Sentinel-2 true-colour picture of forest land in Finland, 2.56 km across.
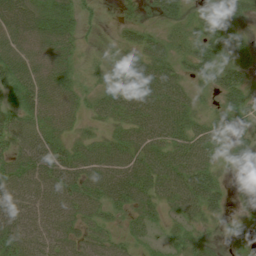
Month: July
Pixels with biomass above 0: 84%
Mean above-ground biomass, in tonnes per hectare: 40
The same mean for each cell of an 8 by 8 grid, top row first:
58 52 30 5 15 29 24 22
57 56 18 12 36 22 47 43
52 59 19 24 57 40 40 56
48 62 29 40 59 58 19 40
42 53 27 36 47 49 48 33
53 61 52 62 51 57 41 36
60 66 53 32 34 31 36 15
58 61 45 35 22 21 22 20
